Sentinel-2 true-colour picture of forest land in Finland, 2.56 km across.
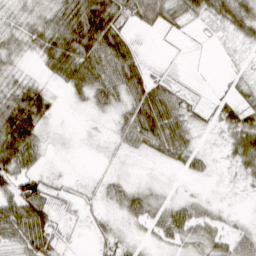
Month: March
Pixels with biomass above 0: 68%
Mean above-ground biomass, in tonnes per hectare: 31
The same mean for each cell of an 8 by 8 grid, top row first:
14 24 89 75 50 32 43 54
15 44 81 91 9 3 2 10
18 15 41 55 54 14 1 14
101 33 3 15 59 46 11 41
89 11 1 6 32 54 4 53
56 16 2 11 2 4 16 14
65 48 10 14 31 30 14 1
43 62 3 18 8 24 30 32
